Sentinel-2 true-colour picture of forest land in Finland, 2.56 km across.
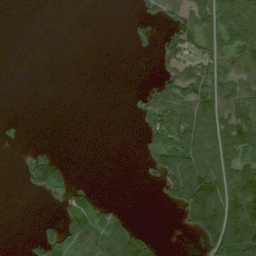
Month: July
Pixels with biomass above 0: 39%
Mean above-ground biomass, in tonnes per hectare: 45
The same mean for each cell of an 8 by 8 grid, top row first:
0 0 0 0 15 59 81 108
0 0 0 0 5 74 68 86
0 0 0 0 7 86 98 81
0 0 0 0 55 97 102 87
0 2 0 0 42 105 111 93
1 76 1 0 3 132 149 115
0 0 65 26 0 40 161 143
0 47 75 110 48 0 93 144
